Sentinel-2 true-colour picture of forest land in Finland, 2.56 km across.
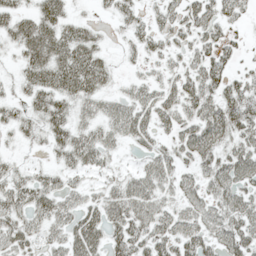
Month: May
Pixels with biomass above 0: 76%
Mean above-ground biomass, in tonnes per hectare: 40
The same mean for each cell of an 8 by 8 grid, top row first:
44 56 15 23 25 39 47 27
34 72 65 11 33 27 46 17
23 55 68 22 24 36 51 34
26 53 30 38 44 44 51 62
13 28 51 28 24 37 58 45
32 28 23 20 44 38 42 53
47 48 43 51 58 38 48 55
46 33 65 40 50 52 43 53
